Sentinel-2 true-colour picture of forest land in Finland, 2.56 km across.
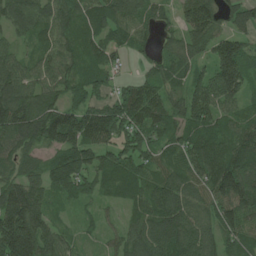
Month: June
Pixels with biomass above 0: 91%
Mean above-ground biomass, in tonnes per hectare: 95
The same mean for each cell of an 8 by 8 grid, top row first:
99 93 95 106 75 47 117 71
44 74 77 70 42 65 92 96
111 78 75 50 66 63 110 114
147 117 107 118 121 75 122 66
96 79 126 99 97 87 114 111
75 100 124 91 78 97 126 178
194 79 29 26 90 153 91 142
224 111 32 34 121 138 84 85
